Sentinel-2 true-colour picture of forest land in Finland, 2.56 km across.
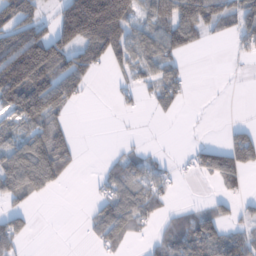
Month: January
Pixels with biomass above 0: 53%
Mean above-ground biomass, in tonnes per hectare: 67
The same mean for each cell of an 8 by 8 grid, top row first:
85 31 259 253 70 115 108 110
143 167 124 133 91 90 10 32
205 157 97 16 59 73 1 2
104 116 4 5 14 22 2 1
83 125 17 4 8 1 39 70
118 115 5 53 72 30 57 96
36 0 2 99 90 25 17 21
64 1 3 64 19 75 119 81
